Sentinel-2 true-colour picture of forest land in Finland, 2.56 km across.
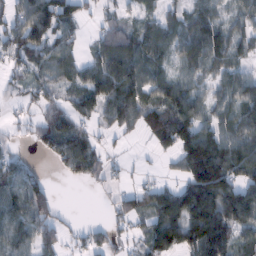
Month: February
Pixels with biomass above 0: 74%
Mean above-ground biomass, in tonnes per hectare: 62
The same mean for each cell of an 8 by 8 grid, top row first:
60 116 43 24 29 42 61 46
72 65 33 97 83 60 101 54
27 46 62 112 74 53 37 57
13 46 51 72 66 89 52 76
16 62 83 14 10 109 139 97
53 17 43 17 12 27 169 82
73 69 0 29 51 101 127 135
67 57 26 36 55 98 133 63
